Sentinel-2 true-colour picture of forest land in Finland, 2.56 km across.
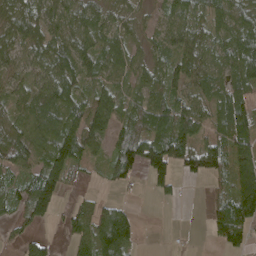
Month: April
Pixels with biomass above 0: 77%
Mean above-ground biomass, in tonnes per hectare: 65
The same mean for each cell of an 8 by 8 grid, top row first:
70 71 64 49 23 69 62 67
57 76 75 68 35 78 61 94
38 69 73 48 51 76 58 81
61 108 87 95 81 92 55 90
91 85 113 57 111 98 53 85
48 103 20 45 59 67 46 118
50 83 40 61 0 8 35 151
29 28 62 144 6 2 22 64
